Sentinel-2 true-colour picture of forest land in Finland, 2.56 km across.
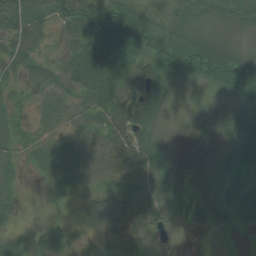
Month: August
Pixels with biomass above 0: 82%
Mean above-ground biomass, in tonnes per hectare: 40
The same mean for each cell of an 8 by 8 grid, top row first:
92 42 86 99 46 36 37 42
43 13 54 89 52 63 63 32
30 32 48 79 59 35 33 58
50 57 37 61 61 10 10 38
36 70 51 59 47 4 1 64
27 44 43 32 46 11 6 42
19 6 11 79 53 12 29 56
25 24 12 24 38 17 8 8
